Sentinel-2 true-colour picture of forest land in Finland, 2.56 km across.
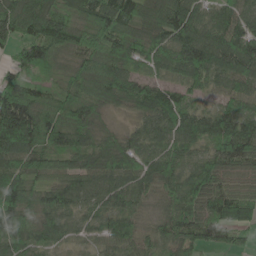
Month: May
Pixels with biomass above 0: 94%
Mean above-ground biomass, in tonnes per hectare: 98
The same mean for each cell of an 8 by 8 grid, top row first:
139 140 82 185 112 156 75 89
73 116 97 127 88 112 130 121
85 42 108 146 60 56 79 102
202 113 129 45 75 115 63 87
146 110 96 78 75 95 80 154
105 86 105 101 92 95 120 66
112 92 68 72 45 96 113 130
105 68 46 70 58 101 82 51
